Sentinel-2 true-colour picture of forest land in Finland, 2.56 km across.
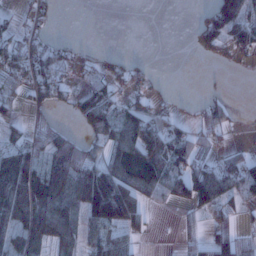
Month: January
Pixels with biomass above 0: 54%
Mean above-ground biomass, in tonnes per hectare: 48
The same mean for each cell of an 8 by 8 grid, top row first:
19 19 0 0 0 0 57 94
59 52 11 2 0 0 43 46
54 64 18 38 22 0 1 1
18 23 47 69 52 20 42 5
59 62 48 57 106 71 21 12
133 90 94 104 92 85 102 79
112 113 77 147 33 29 72 35
70 90 61 62 13 10 44 40
